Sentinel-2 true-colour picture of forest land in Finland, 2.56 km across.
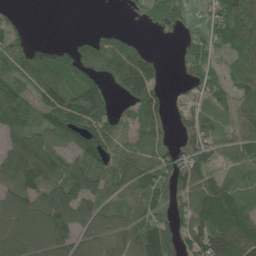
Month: June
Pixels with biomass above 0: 76%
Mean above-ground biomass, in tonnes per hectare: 86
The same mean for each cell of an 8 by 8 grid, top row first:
27 0 0 0 58 87 62 127
75 26 77 85 35 20 81 90
98 102 102 85 124 15 96 71
122 132 173 75 77 27 66 69
87 134 153 91 61 49 83 75
98 109 137 76 82 87 71 47
124 160 146 64 73 58 122 91
141 133 109 87 127 75 120 147
